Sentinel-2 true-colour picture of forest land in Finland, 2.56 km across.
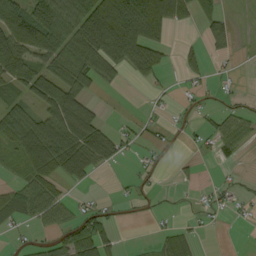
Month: September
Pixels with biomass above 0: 50%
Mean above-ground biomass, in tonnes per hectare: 42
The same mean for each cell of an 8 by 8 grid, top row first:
90 98 93 124 116 52 36 4
107 94 89 99 101 10 20 8
77 91 71 29 27 5 14 6
58 80 100 1 6 11 15 25
64 115 97 53 16 6 17 34
18 69 50 4 13 7 0 7
51 63 21 12 10 3 14 13
8 22 82 30 2 43 1 0
